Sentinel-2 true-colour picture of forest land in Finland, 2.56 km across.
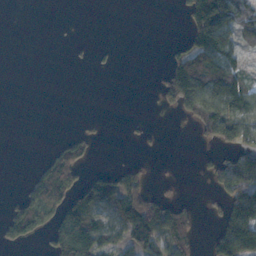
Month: November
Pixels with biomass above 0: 36%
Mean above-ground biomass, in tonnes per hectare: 59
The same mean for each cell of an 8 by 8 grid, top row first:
0 0 0 0 0 5 249 125
0 0 2 5 0 26 170 74
0 0 0 0 0 169 189 111
0 0 0 0 1 51 181 177
0 6 66 0 9 0 45 99
0 90 68 55 33 6 37 159
51 89 135 83 130 64 17 188
45 48 144 90 113 104 36 254
